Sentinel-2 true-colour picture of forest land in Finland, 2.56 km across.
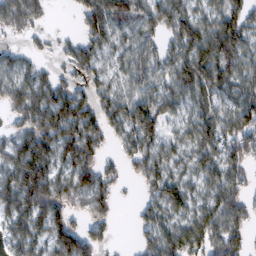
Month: February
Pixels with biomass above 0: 80%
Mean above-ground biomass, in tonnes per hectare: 78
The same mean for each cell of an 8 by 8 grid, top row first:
81 18 56 111 81 88 61 70
23 13 57 46 69 76 122 103
64 54 46 48 78 93 107 89
74 124 106 80 107 55 70 105
82 115 141 35 83 45 82 105
129 126 111 49 80 53 70 57
111 129 62 45 44 74 79 83
72 80 107 19 46 110 110 65
